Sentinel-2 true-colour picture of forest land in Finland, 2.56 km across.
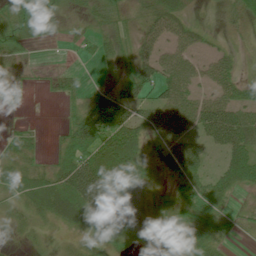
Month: July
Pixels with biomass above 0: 71%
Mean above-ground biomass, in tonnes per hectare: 36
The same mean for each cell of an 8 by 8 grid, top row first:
50 43 12 30 25 46 4 24
44 6 11 18 38 41 13 9
12 7 6 11 56 67 34 29
6 0 33 74 39 74 69 51
31 5 63 77 36 60 42 59
38 38 106 84 25 32 36 55
23 57 80 48 20 42 61 13
6 9 14 32 20 35 53 7
